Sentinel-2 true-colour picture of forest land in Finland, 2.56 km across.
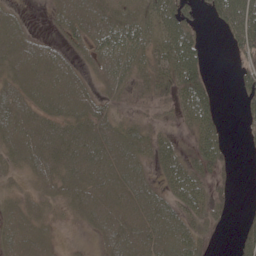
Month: May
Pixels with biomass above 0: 72%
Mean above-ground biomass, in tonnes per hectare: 33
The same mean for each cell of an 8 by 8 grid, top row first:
13 9 47 44 45 56 16 83
35 27 23 62 41 72 8 43
28 41 26 40 23 53 25 29
43 35 37 21 13 26 45 14
37 45 45 43 31 30 49 2
11 34 40 40 24 51 29 2
21 13 26 42 42 40 38 5
38 19 2 42 50 52 22 31
